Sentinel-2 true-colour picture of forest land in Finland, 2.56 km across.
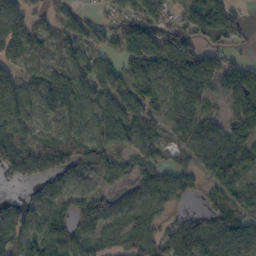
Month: October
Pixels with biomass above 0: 84%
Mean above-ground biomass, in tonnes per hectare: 86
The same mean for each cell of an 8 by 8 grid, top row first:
82 40 46 69 127 51 143 37
79 49 65 61 159 160 73 27
68 70 86 75 114 122 111 135
93 59 76 91 87 88 86 111
104 136 105 81 76 60 131 118
59 83 70 61 62 95 72 86
72 70 84 77 76 38 57 93
115 106 81 51 91 127 117 129
